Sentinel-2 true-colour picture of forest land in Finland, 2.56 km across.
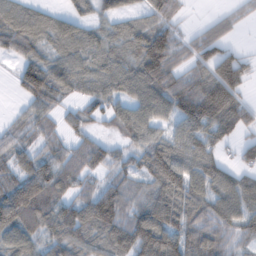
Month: February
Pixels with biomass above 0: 82%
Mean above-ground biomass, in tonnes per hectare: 76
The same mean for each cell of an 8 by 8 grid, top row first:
67 48 35 40 47 50 17 34
63 56 78 59 116 90 77 23
40 94 67 81 117 95 136 97
18 51 49 58 74 95 153 92
55 55 56 38 68 82 82 50
82 95 72 49 63 116 100 62
140 90 89 116 79 110 88 97
79 67 86 90 125 103 93 54
